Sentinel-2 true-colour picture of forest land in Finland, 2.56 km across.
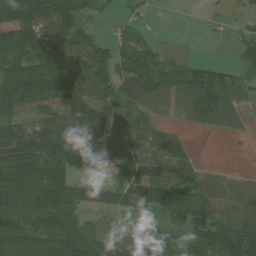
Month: July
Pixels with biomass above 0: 79%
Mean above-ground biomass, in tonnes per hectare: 87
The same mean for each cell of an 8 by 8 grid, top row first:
82 124 85 15 17 0 15 25
78 108 85 74 83 4 1 56
116 124 76 102 146 100 158 61
72 92 111 83 73 43 129 59
162 136 134 125 73 71 0 5
106 131 71 91 104 122 68 38
104 132 78 64 74 137 117 108
107 92 109 73 93 83 152 183
